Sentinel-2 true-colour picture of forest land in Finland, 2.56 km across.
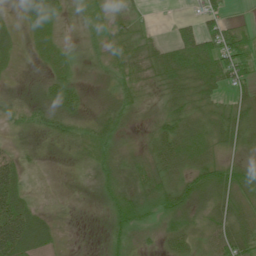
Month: June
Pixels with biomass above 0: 82%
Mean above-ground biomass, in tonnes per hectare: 27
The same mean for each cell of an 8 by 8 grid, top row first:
17 33 14 22 7 6 28 4
22 12 8 22 27 43 47 51
7 22 13 15 29 48 53 42
19 32 23 25 13 34 34 33
7 10 21 30 13 61 39 26
46 2 1 20 28 36 43 33
65 10 2 26 18 44 30 35
87 34 3 18 6 36 28 58
